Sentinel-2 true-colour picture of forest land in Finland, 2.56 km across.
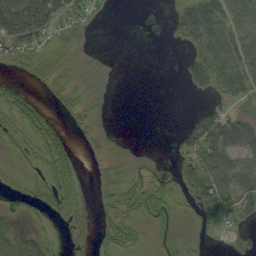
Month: September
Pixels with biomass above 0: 50%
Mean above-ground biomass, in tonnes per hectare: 25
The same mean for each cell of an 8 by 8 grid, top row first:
90 51 27 1 0 22 59 54
28 30 9 0 0 5 46 68
7 22 10 2 0 2 42 56
36 19 14 2 0 0 22 22
18 43 4 5 1 16 73 49
14 30 18 13 19 33 71 66
17 26 24 20 40 24 39 37
31 12 4 38 18 22 5 6
